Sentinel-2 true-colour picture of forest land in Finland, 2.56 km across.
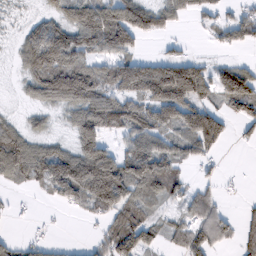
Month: February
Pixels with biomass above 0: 64%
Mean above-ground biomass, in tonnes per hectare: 64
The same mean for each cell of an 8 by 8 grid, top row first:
13 36 82 100 116 49 34 36
31 132 89 82 13 13 11 39
17 131 129 96 149 209 86 120
11 41 86 115 83 120 92 54
92 51 104 37 84 63 99 12
62 97 142 108 105 53 16 4
6 6 40 43 46 23 54 11
18 15 3 63 59 38 72 47
